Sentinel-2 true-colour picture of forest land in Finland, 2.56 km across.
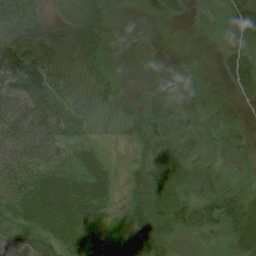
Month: August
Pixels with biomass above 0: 94%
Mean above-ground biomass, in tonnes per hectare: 36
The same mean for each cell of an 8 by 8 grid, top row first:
49 14 48 25 22 18 11 30
74 55 52 16 6 5 6 24
69 58 24 24 9 9 8 29
66 87 42 24 41 23 11 6
70 73 30 8 42 45 19 12
52 39 34 22 52 51 35 13
39 50 49 22 65 64 49 55
29 35 48 57 73 26 13 43
